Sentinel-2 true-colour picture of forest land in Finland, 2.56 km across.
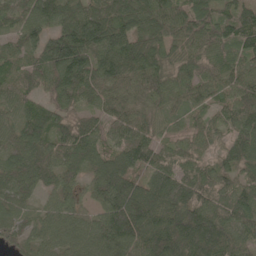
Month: May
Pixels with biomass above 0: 96%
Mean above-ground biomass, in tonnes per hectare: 91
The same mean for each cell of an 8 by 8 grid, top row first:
70 107 109 129 113 91 89 104
54 111 160 144 112 85 82 91
53 79 119 99 95 96 68 81
62 75 60 68 61 45 49 96
76 91 110 52 94 46 52 94
92 65 51 115 75 83 67 67
66 48 53 119 175 134 99 93
52 80 87 129 139 185 191 81
